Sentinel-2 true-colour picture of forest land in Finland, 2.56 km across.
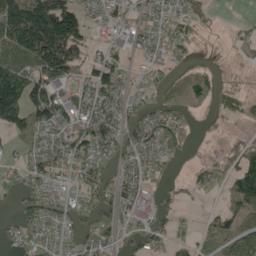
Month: May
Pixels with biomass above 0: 69%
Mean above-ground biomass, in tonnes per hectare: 67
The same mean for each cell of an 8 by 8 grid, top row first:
181 246 85 39 28 43 33 4
148 229 92 36 26 34 8 21
178 132 51 92 17 64 55 20
144 139 90 77 55 78 23 51
30 80 107 86 76 52 2 42
41 82 60 53 56 11 43 123
40 92 49 78 35 23 10 90
43 53 47 49 52 33 35 64
